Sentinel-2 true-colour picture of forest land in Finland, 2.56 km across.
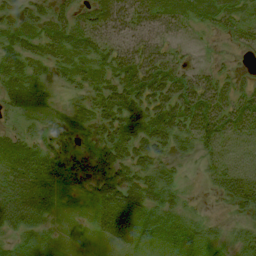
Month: August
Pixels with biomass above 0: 84%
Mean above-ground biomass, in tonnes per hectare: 42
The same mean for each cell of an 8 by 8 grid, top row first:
41 41 33 55 46 33 26 28
45 43 46 51 48 20 5 18
51 22 27 56 80 63 51 20
31 19 20 70 78 80 87 68
46 27 21 76 66 41 51 40
64 65 44 68 54 23 25 58
71 40 9 85 64 35 6 36
17 14 6 39 29 31 28 28
